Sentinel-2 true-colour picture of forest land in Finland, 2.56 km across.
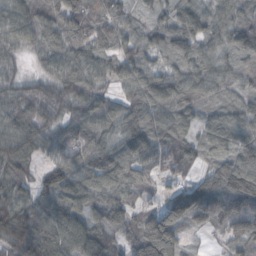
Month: October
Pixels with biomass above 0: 94%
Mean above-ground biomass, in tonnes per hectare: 85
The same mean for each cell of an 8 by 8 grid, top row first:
94 86 121 85 37 78 81 85
54 65 87 74 77 82 68 95
51 70 108 68 85 80 87 67
79 76 90 85 98 91 48 80
96 72 93 93 114 92 78 95
69 69 106 120 60 55 56 143
96 90 94 98 55 99 110 105
104 85 123 73 160 107 12 71
